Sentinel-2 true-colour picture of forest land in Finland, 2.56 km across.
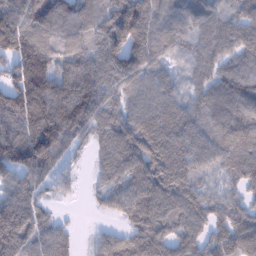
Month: January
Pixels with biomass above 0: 92%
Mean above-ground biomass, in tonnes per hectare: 105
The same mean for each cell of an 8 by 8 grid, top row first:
142 181 137 153 183 111 104 98
163 119 98 167 158 67 90 95
122 162 182 139 87 42 79 100
146 192 172 80 79 75 91 96
149 174 37 72 103 110 127 116
83 65 28 73 117 90 58 80
156 38 3 66 106 86 79 71
159 120 16 80 86 93 84 109
